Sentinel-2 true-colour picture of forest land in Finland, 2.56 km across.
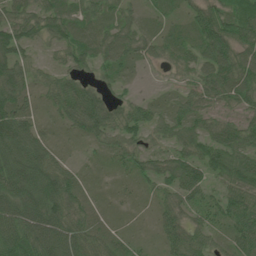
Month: June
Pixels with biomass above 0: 93%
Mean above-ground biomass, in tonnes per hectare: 59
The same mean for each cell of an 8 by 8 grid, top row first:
60 82 67 45 25 24 70 77
90 31 79 72 40 47 79 72
89 39 43 37 5 14 64 71
94 26 102 70 48 41 46 43
124 53 21 43 46 52 66 73
125 113 34 17 50 81 56 73
99 116 52 17 13 53 51 82
89 102 79 48 17 61 39 61
